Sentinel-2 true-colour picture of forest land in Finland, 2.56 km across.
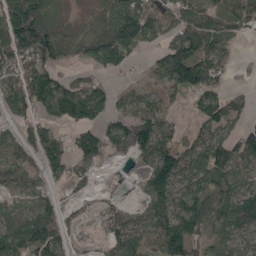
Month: May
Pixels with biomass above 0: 77%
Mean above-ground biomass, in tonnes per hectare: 85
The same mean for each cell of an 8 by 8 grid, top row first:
183 97 19 106 117 88 89 83
138 176 90 170 48 126 104 15
78 119 50 31 50 152 116 16
59 69 100 63 85 31 89 63
51 57 46 64 89 80 112 126
66 44 46 9 60 125 135 96
62 67 33 49 72 119 151 147
86 97 45 67 103 172 91 62
